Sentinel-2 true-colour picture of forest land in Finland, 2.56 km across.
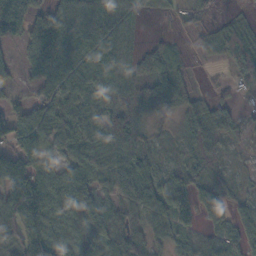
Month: November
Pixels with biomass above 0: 82%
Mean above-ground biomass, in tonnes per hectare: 57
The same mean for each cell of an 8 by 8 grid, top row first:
76 85 83 89 23 16 11 13
19 103 89 87 27 10 23 81
24 72 70 74 56 40 4 37
55 76 57 71 54 30 58 19
79 60 94 89 52 28 42 24
111 71 72 34 72 38 31 13
157 115 96 26 70 88 56 36
93 99 48 62 51 36 29 47
